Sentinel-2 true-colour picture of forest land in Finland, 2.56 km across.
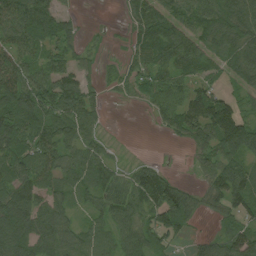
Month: August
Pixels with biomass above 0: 80%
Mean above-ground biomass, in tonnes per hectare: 64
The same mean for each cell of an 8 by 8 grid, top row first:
105 74 14 0 67 66 60 97
81 56 28 5 70 96 55 83
121 82 61 18 55 70 52 44
103 100 87 3 9 82 119 61
74 87 65 14 0 9 68 109
92 70 65 57 77 22 48 87
127 74 28 66 73 117 36 72
107 82 66 57 74 35 36 81
